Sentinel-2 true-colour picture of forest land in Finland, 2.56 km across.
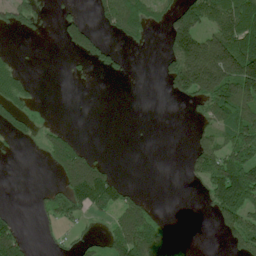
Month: July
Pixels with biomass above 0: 40%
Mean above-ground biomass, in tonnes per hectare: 61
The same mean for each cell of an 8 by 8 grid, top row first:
72 21 35 82 73 108 107 127
3 0 88 39 13 136 189 133
52 0 7 11 0 145 256 225
53 2 0 0 0 0 66 116
15 55 38 6 0 0 77 90
0 6 166 59 0 0 103 152
7 44 83 89 57 0 37 134
129 15 28 83 123 49 0 81
